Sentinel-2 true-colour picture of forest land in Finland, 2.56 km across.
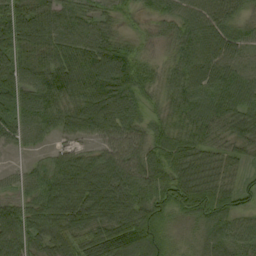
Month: September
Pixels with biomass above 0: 92%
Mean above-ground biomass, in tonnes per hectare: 65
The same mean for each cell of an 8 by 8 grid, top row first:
101 77 57 31 24 59 84 50
91 83 74 66 25 51 92 59
83 87 87 100 55 54 71 78
67 67 78 86 45 48 78 82
35 22 36 66 68 72 61 58
25 58 88 91 75 76 74 36
59 23 66 91 85 64 85 44
75 68 66 111 77 27 47 58
